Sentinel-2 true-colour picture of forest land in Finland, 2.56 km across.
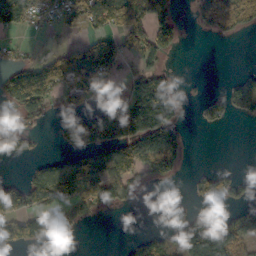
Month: October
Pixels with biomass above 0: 45%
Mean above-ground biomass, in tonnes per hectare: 61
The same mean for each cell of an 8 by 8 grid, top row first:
69 39 71 116 141 50 57 86
16 9 47 84 110 37 0 0
94 114 101 48 113 31 3 26
54 27 54 60 189 86 39 38
78 2 81 128 149 77 0 0
9 82 104 107 58 43 39 20
116 87 86 40 0 49 43 37
77 40 5 0 41 70 162 74
